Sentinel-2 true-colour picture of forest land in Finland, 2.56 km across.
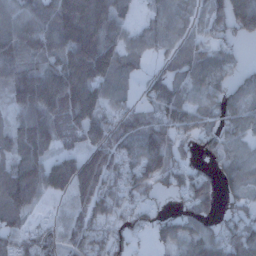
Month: December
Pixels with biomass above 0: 82%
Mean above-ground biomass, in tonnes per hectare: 90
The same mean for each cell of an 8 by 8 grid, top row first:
91 109 219 144 25 65 82 142
97 103 217 128 61 60 56 30
113 146 170 112 41 61 73 44
67 147 162 77 77 92 62 75
86 99 70 130 136 84 52 60
120 130 144 90 109 78 77 65
107 19 59 86 59 30 85 57
69 72 73 71 21 83 89 125
